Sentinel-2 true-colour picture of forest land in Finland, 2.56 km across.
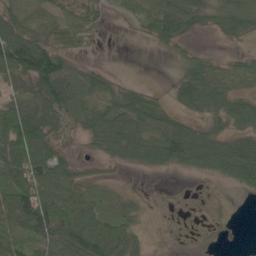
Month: May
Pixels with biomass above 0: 68%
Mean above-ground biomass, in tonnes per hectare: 48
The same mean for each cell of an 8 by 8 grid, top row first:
44 37 38 8 30 94 41 70
129 65 29 0 3 29 10 12
67 123 60 22 4 35 74 25
103 90 48 57 68 32 50 64
108 59 11 69 69 90 71 81
97 82 29 6 7 9 22 85
106 86 81 21 9 2 3 0
46 58 97 107 16 2 2 0
